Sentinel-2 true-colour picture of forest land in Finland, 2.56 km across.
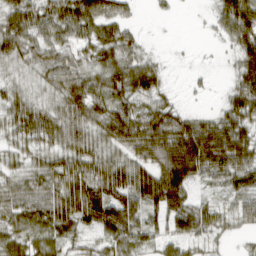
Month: March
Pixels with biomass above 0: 85%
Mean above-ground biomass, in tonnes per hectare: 49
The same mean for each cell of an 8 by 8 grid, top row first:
61 47 75 56 2 3 9 86
57 46 36 55 19 1 2 55
21 34 58 59 70 1 5 58
46 37 58 61 58 37 14 64
33 42 55 46 73 93 88 72
34 55 73 81 75 109 45 54
49 67 99 102 66 69 35 33
46 44 33 41 39 45 26 9
